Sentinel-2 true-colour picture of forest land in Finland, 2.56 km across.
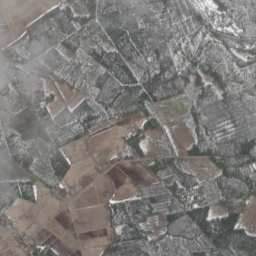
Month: May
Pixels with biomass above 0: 81%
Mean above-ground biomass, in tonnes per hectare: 69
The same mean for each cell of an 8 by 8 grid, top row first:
5 64 98 123 96 94 71 88
42 65 59 98 152 89 84 67
61 51 32 101 164 135 58 73
47 70 72 61 73 23 117 101
67 74 29 8 44 30 97 155
49 36 8 3 24 93 59 161
42 8 3 41 60 102 89 65
23 25 4 67 93 94 126 133
